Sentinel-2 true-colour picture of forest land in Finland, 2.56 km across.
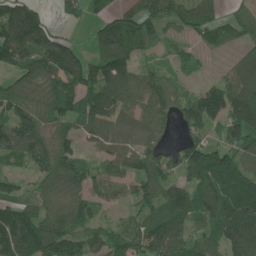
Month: June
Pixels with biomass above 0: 84%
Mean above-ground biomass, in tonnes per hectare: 96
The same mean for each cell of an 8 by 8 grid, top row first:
185 42 38 87 104 94 80 62
178 161 46 171 71 34 54 67
81 127 143 126 80 47 32 141
92 113 104 90 89 91 143 165
110 122 55 83 94 52 86 90
41 80 85 71 118 75 134 116
93 75 85 38 66 118 108 126
151 138 82 77 105 111 70 131
